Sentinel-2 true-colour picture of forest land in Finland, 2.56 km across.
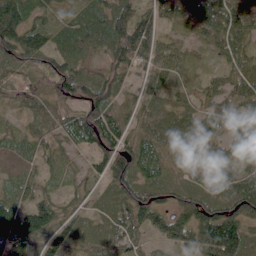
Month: June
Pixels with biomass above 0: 95%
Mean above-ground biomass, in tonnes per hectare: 63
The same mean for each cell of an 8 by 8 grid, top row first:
108 41 50 87 65 49 79 67
102 65 67 81 85 42 32 62
44 53 87 62 33 34 30 66
23 47 72 79 50 64 50 43
46 38 51 82 62 67 75 57
51 25 29 81 58 42 58 67
75 69 33 60 101 73 75 81
93 72 60 66 34 87 138 125
